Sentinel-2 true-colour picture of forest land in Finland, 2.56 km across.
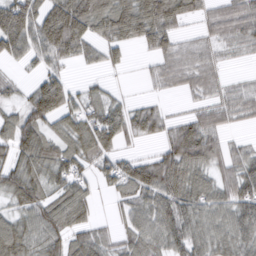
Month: March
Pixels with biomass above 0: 78%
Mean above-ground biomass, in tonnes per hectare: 60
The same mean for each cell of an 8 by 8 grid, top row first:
124 97 117 93 108 74 44 66
79 86 62 50 32 45 37 33
23 64 11 11 13 35 43 12
47 102 66 62 55 12 44 44
81 67 73 57 22 82 75 22
68 64 57 65 92 100 52 71
38 78 60 16 66 84 64 73
95 83 56 32 68 71 65 65
